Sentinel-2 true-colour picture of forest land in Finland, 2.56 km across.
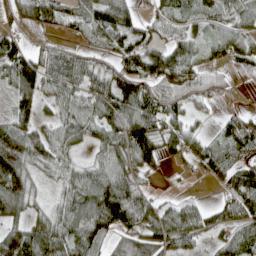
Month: April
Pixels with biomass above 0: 79%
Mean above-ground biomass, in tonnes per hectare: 68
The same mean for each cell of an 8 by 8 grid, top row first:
49 86 52 104 34 50 54 56
65 35 38 61 87 69 48 70
99 84 77 89 93 82 48 23
71 25 75 92 102 62 17 35
115 76 44 84 120 62 43 100
127 32 62 85 46 7 38 87
77 32 100 154 74 47 36 80
104 93 89 50 72 74 33 70
